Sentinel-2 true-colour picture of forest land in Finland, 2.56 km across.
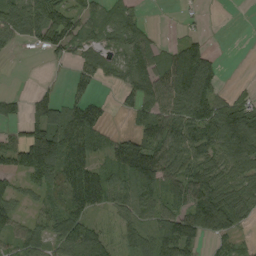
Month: September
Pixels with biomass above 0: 70%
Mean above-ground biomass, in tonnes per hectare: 59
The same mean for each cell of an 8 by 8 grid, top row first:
90 104 51 35 16 2 2 0
19 51 41 42 73 47 36 0
0 4 37 28 83 119 87 3
25 77 64 11 68 90 91 83
59 144 76 41 87 90 89 121
48 76 103 59 121 78 85 57
27 35 76 47 65 65 132 80
38 39 91 31 80 125 38 21
